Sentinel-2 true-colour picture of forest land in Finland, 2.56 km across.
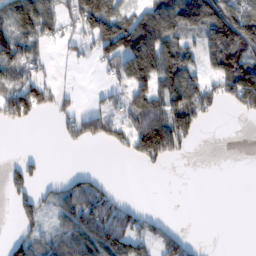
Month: February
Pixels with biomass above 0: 52%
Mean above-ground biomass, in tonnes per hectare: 73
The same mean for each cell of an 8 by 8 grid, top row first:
129 114 140 149 118 159 169 170
135 27 47 146 160 117 108 181
76 47 4 33 104 128 75 186
127 39 64 71 117 138 63 57
0 0 46 56 155 107 0 0
59 12 37 5 4 0 0 0
40 41 119 96 20 0 0 0
46 46 101 134 93 77 1 0
